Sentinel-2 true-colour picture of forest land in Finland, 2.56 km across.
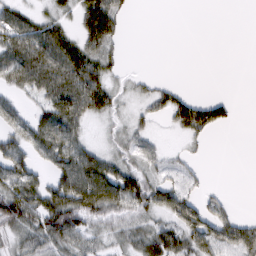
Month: March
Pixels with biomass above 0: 61%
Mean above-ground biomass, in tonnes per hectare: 38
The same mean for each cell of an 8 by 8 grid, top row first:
47 31 44 63 0 0 0 0
76 85 58 30 0 0 0 0
50 81 79 28 13 4 0 0
37 56 58 39 26 55 59 4
48 71 42 25 30 4 11 0
61 38 83 74 49 24 7 0
85 78 83 65 55 59 37 4
36 63 47 31 49 61 58 53
